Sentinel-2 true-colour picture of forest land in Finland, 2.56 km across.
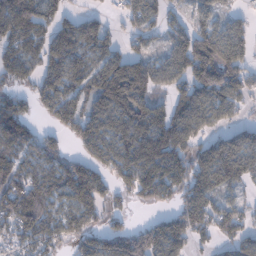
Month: January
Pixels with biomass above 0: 77%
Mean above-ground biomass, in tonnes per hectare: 89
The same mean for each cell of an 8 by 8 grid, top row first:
142 92 45 22 82 28 63 31
94 106 85 45 46 76 143 83
67 88 74 157 113 75 154 98
105 66 89 124 104 98 107 41
99 64 75 110 128 130 67 81
95 96 130 79 134 121 118 93
157 96 102 36 27 68 96 56
77 101 68 88 136 108 45 74
